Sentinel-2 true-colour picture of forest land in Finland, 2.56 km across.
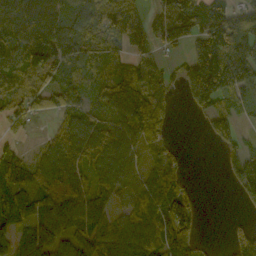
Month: October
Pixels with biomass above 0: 77%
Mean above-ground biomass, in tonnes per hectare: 87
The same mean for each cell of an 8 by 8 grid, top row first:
89 71 80 94 69 169 114 112
81 130 84 67 60 68 193 202
94 68 58 76 96 46 276 196
62 85 82 76 116 19 91 52
29 57 116 118 67 17 17 56
105 102 80 101 67 39 0 102
86 84 108 59 106 133 0 23
75 105 96 83 100 128 8 102
